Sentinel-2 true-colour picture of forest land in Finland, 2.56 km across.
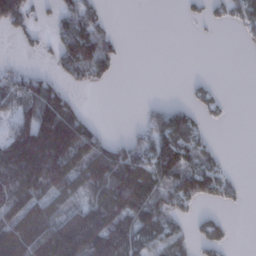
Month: January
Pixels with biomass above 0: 53%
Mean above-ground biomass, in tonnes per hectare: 68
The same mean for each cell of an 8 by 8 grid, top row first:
92 15 77 6 0 1 20 52
7 16 109 44 0 0 0 3
54 50 37 20 0 0 9 0
65 163 46 0 27 65 25 0
130 261 149 58 65 111 24 0
117 184 113 158 133 107 94 7
126 86 90 174 184 55 20 9
164 158 170 182 83 62 62 0
